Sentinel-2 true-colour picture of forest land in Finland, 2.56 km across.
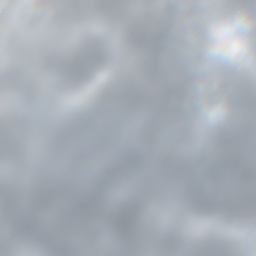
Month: October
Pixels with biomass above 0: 74%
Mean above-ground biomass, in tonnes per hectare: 85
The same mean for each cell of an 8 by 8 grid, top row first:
79 74 91 76 120 30 13 13
89 89 131 141 37 4 55 74
147 185 63 136 86 13 39 112
205 142 59 82 96 1 51 104
115 83 75 61 99 26 109 190
135 109 91 97 19 9 51 67
142 114 108 165 94 80 18 10
68 123 112 99 99 64 48 91
